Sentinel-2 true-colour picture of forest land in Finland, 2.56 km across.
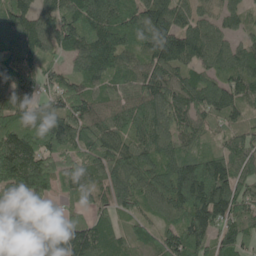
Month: May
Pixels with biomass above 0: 93%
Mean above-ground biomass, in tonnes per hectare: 114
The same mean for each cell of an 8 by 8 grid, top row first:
154 104 148 145 148 132 68 70
117 101 109 160 124 181 136 76
118 63 91 86 102 98 97 130
137 106 111 102 123 95 108 79
197 139 112 114 115 96 55 99
193 135 90 105 104 149 211 131
131 97 34 81 60 118 213 115
70 136 137 66 56 118 130 99
